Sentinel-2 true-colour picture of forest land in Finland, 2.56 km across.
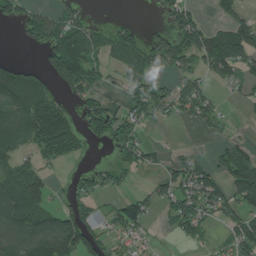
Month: July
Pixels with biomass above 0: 55%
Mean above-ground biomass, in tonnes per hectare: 72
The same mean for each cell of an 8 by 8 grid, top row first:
58 81 60 10 1 81 19 60
4 99 168 84 90 100 139 154
183 74 112 20 87 58 45 63
128 114 59 66 85 52 52 6
74 94 33 67 67 5 9 45
105 40 29 41 15 82 85 144
164 71 60 35 54 82 79 84
111 175 129 51 37 22 24 101
